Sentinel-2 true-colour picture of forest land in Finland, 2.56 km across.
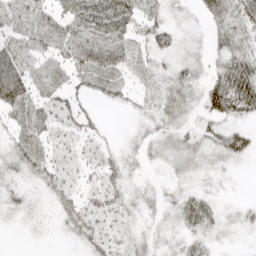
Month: April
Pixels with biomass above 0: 80%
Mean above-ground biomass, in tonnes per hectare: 24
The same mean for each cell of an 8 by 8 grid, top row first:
26 38 63 74 27 11 21 34
33 34 59 57 19 23 15 31
63 18 19 24 11 29 29 67
30 31 24 3 12 25 35 37
23 22 18 10 18 20 23 47
17 23 17 23 8 12 8 2
16 9 27 26 15 18 18 9
1 3 18 22 15 13 15 6
